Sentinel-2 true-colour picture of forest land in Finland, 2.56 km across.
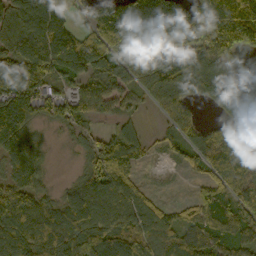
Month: October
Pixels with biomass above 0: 83%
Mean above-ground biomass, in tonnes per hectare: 111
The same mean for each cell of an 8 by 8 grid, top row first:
132 173 69 209 261 236 200 272
104 165 135 150 192 178 136 132
98 94 75 99 133 133 161 52
112 65 80 47 24 96 19 218
112 24 29 96 36 55 129 177
69 32 52 117 11 4 73 155
105 71 126 102 94 39 94 109
135 147 169 124 108 81 98 86
